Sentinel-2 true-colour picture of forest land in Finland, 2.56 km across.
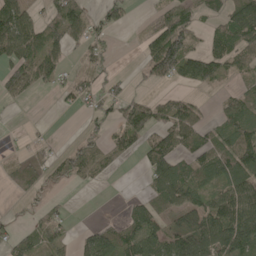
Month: May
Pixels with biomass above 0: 59%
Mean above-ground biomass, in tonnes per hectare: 58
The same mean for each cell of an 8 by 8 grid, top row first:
97 57 95 50 21 87 41 96
95 94 43 22 48 133 55 89
93 57 53 39 30 59 75 33
4 1 29 46 88 89 16 75
7 23 40 59 69 79 67 87
57 49 58 14 31 88 50 86
7 29 1 0 57 67 79 121
54 44 33 79 98 81 99 113
